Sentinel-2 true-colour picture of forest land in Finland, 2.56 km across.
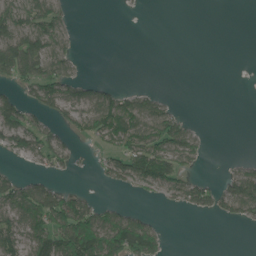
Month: June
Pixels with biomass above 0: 42%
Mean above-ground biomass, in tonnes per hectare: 39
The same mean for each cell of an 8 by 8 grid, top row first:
80 81 1 0 1 0 0 0
98 81 10 0 0 0 0 0
54 89 43 10 0 0 0 0
79 47 59 86 74 27 0 0
58 54 11 40 80 74 11 0
29 28 5 45 97 71 13 55
79 95 81 31 8 18 38 68
70 88 134 116 103 0 0 0
